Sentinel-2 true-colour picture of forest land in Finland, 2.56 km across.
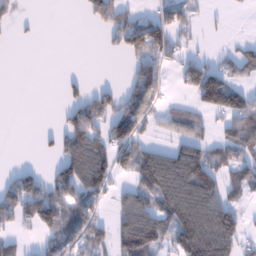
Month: January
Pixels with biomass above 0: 49%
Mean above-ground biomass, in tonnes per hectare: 65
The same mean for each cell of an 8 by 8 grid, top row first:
23 0 12 120 34 80 12 1
1 0 0 21 129 60 5 26
0 0 17 5 124 27 160 46
0 0 73 63 86 42 72 140
0 9 111 78 53 48 61 101
50 51 122 82 99 156 126 60
114 175 90 33 85 132 140 47
30 44 89 63 137 106 177 84
